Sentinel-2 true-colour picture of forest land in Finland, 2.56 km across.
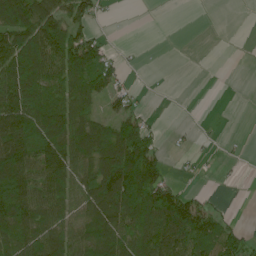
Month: June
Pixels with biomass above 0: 59%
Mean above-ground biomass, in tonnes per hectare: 71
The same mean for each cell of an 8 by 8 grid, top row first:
158 135 79 5 0 0 0 0
126 141 143 21 2 0 0 0
104 87 89 73 1 0 0 0
128 117 81 45 28 0 0 0
130 121 105 123 117 5 4 2
149 117 98 198 161 15 4 2
133 97 64 141 139 171 55 1
103 119 83 117 111 132 96 77
